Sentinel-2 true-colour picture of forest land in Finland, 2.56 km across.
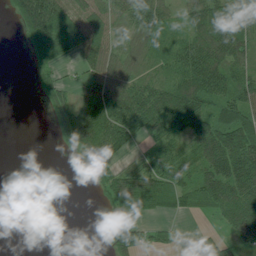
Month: July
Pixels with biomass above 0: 66%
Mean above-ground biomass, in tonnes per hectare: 64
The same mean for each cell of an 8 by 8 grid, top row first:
60 143 86 57 57 39 104 102
4 148 107 58 48 68 127 102
0 41 25 74 54 82 140 86
0 25 95 104 135 132 80 96
0 1 103 103 35 52 115 147
0 0 7 65 96 81 92 130
0 0 0 51 88 47 49 118
0 0 0 44 38 42 79 63
